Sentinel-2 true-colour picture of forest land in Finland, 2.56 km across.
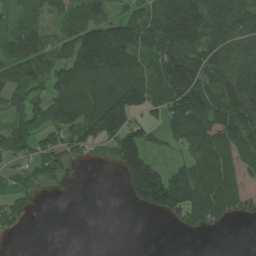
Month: July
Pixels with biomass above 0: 68%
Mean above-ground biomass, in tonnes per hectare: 95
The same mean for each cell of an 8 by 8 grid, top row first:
58 62 91 67 96 184 150 114
111 73 187 264 122 150 133 80
92 95 151 118 110 189 137 129
79 113 120 222 99 172 197 179
114 80 82 117 108 65 127 125
47 53 1 8 211 129 108 61
70 3 0 0 74 156 120 77
11 0 0 0 0 1 4 0
